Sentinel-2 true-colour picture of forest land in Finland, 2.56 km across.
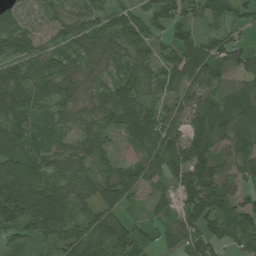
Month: July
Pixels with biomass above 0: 87%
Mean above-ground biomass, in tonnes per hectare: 71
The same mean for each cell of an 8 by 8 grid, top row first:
52 17 38 60 49 75 57 50
85 48 57 46 47 63 62 51
82 95 46 49 59 68 78 46
74 59 44 90 64 66 92 97
82 46 49 41 73 87 106 97
114 75 59 82 83 73 108 62
161 171 78 93 28 54 131 83
41 58 94 108 47 49 68 79
